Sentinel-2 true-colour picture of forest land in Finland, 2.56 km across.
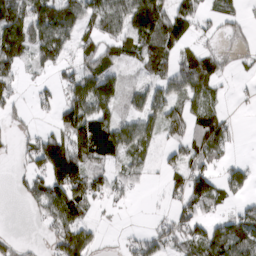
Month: March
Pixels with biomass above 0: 60%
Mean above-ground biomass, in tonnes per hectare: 52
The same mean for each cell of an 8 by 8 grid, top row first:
93 109 81 80 151 80 21 20
94 86 47 50 68 50 28 26
36 16 72 69 26 65 77 9
21 14 88 54 56 52 57 4
16 83 104 89 54 29 89 6
14 97 103 39 23 30 72 39
1 68 63 11 1 35 47 26
19 26 104 3 35 48 84 98
